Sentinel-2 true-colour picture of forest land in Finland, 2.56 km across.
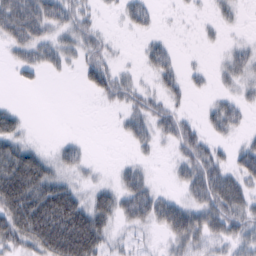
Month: February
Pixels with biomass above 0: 58%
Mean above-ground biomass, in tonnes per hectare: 32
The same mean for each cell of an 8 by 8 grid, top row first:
84 54 37 5 35 3 7 9
34 37 38 15 18 11 4 16
13 7 17 54 11 28 11 26
19 0 0 9 42 29 19 27
45 5 15 1 24 46 39 16
83 50 17 8 26 17 68 43
76 78 48 45 58 56 64 52
61 72 78 20 6 44 40 33
